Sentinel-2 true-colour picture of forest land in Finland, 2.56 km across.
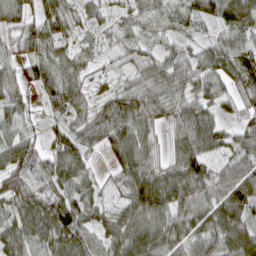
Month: April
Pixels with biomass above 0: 91%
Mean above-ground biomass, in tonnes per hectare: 64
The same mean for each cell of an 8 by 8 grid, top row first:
70 68 30 28 41 37 49 72
40 70 35 26 37 26 45 63
49 89 57 33 55 68 67 69
43 25 58 87 72 60 62 38
71 52 78 81 81 64 90 58
24 66 69 27 115 83 73 85
64 97 79 43 120 86 83 88
65 77 74 64 107 71 79 106
